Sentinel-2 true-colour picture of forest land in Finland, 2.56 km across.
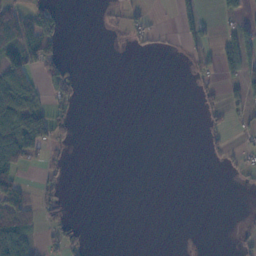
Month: November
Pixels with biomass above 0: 25%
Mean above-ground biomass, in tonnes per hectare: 21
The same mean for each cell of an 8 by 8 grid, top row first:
50 44 0 7 21 27 7 28
83 76 0 1 11 4 26 69
80 41 13 0 0 0 17 53
92 49 7 0 0 0 27 24
85 63 1 0 0 0 14 12
32 25 0 0 0 0 0 12
56 27 0 0 0 0 0 2
88 18 19 0 0 0 0 12
